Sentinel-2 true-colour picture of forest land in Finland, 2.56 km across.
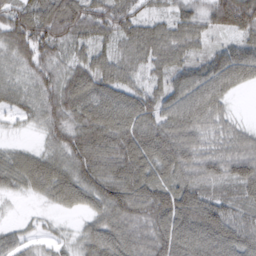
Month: March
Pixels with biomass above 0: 93%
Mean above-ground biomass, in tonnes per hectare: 75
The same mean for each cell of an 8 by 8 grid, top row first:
71 83 89 80 49 56 65 146
71 66 50 48 78 77 38 71
43 60 85 91 43 72 99 69
40 58 80 110 94 102 93 11
21 38 86 101 120 115 52 64
70 92 85 109 104 83 62 89
6 24 51 99 96 132 104 64
42 23 45 110 91 123 127 115
